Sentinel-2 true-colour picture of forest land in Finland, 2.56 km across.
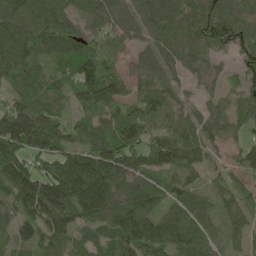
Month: May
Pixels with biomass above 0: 90%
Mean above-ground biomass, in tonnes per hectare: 90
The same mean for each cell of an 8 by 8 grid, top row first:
103 110 64 77 80 87 106 83
109 85 79 48 57 83 81 61
85 68 133 122 69 49 37 43
114 77 49 67 117 65 49 57
169 129 78 111 114 116 64 46
164 129 216 147 78 76 42 53
77 158 151 114 127 81 56 69
71 88 49 93 143 109 68 45
